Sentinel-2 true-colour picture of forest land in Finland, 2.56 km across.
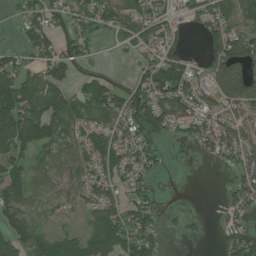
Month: July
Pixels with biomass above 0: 66%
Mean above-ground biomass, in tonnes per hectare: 59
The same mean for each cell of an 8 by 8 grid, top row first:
14 58 65 73 69 33 59 63
30 69 61 8 39 48 59 93
69 73 36 37 65 119 51 104
136 97 51 77 94 85 54 49
143 75 53 69 68 18 51 64
94 65 64 52 49 3 0 44
104 37 34 63 70 6 0 47
71 40 66 109 83 6 7 58
